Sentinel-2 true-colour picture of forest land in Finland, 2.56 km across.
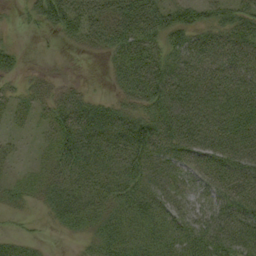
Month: September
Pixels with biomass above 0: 80%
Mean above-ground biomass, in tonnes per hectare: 36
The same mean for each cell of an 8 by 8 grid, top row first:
7 40 51 39 65 41 35 49
16 2 13 36 52 38 49 56
12 13 6 16 66 56 53 52
19 22 49 44 37 56 58 52
10 15 52 48 60 51 52 52
11 25 45 38 37 31 45 50
12 19 42 29 38 30 30 51
19 4 9 35 38 38 50 49
